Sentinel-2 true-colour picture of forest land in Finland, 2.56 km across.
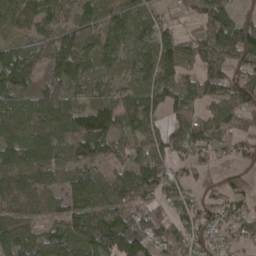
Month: April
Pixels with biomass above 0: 84%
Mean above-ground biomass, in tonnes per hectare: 83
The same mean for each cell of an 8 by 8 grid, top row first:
89 84 71 84 71 25 88 51
73 87 103 68 69 104 112 120
126 85 74 45 89 94 84 89
95 122 90 94 137 71 46 105
99 91 117 82 90 63 71 42
117 89 90 78 125 53 21 34
96 65 99 102 68 65 44 53
101 88 96 153 98 83 47 47
